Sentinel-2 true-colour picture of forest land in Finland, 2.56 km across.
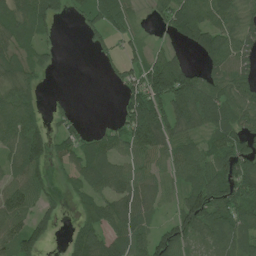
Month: June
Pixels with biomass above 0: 74%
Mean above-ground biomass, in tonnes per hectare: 66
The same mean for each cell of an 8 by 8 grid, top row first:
83 65 34 80 16 97 89 75
72 28 3 25 41 23 88 72
80 9 0 16 92 125 73 72
105 26 6 6 180 104 108 69
84 82 66 69 94 65 57 79
70 47 62 89 56 51 95 99
100 36 37 75 63 51 128 97
94 36 66 65 58 96 54 65
